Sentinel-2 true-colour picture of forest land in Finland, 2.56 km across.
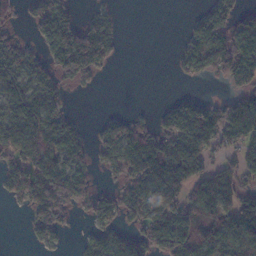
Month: November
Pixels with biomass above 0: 61%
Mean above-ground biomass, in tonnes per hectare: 76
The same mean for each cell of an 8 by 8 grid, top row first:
12 103 37 25 0 0 61 67
64 86 178 73 0 17 135 160
74 69 68 4 0 13 34 91
88 107 5 13 13 102 107 118
116 135 78 96 115 129 109 91
102 136 78 33 115 114 79 77
16 119 42 75 131 122 105 102
0 43 16 71 106 138 109 110
